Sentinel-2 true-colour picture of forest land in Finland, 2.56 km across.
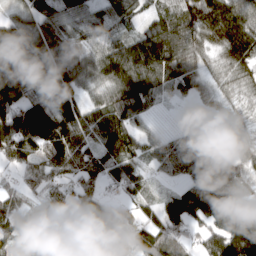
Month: March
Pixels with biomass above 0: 89%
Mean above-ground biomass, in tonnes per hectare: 95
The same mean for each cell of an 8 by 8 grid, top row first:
47 98 93 94 58 107 139 126
143 102 94 100 145 130 75 133
167 131 97 124 155 98 46 64
143 144 96 138 83 3 23 42
128 128 101 144 61 74 95 69
47 72 87 70 46 46 111 83
51 77 108 54 56 97 132 86
59 126 140 54 116 95 71 169
